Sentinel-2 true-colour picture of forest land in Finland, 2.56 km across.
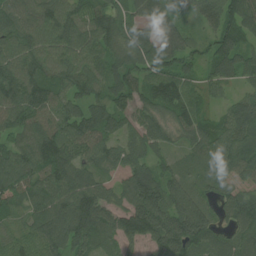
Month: July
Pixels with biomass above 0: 93%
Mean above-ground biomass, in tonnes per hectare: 84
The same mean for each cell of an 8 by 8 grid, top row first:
98 107 85 74 61 46 56 109
85 94 101 95 96 79 55 84
107 88 89 96 78 93 59 60
92 93 77 94 67 81 35 77
78 114 89 65 78 39 85 84
112 94 98 42 90 61 56 73
65 97 130 83 146 105 64 99
61 98 97 66 92 136 104 70
